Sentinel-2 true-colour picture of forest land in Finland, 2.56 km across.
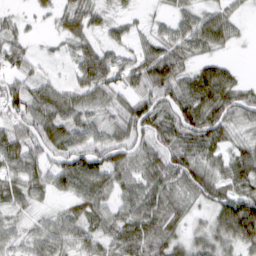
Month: March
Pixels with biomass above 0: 85%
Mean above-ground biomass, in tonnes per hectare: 52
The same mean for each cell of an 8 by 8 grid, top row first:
17 18 70 27 11 36 40 20
43 7 39 33 36 54 46 9
52 27 42 57 64 78 80 25
53 72 58 44 82 73 91 59
71 63 53 61 55 63 68 30
53 52 90 68 64 74 56 59
40 19 46 45 74 52 45 111
31 61 47 55 81 46 50 75
